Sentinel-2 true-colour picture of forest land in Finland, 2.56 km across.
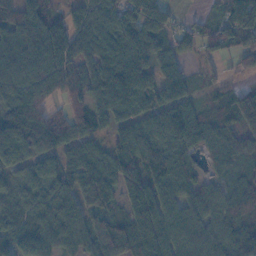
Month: November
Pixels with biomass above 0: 91%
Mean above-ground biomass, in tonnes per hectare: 93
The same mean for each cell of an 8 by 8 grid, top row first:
102 66 75 123 119 32 26 130
98 131 91 115 114 53 50 99
108 137 93 170 118 102 34 30
137 66 77 98 89 112 52 116
159 121 87 77 125 116 83 71
66 104 114 109 154 95 34 53
61 94 105 59 135 99 77 64
78 88 67 109 102 111 84 101
